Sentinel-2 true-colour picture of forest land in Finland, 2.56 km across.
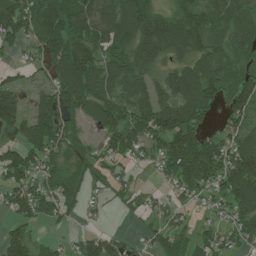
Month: July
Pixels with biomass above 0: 78%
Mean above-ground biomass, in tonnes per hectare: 92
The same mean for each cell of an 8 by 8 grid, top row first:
134 178 129 118 153 106 91 97
49 106 143 100 140 110 97 80
45 56 135 95 91 112 125 89
107 111 87 130 102 149 82 81
84 125 60 84 92 138 110 87
95 86 77 60 10 114 128 153
89 83 45 22 39 45 32 109
93 17 40 63 33 83 64 73
